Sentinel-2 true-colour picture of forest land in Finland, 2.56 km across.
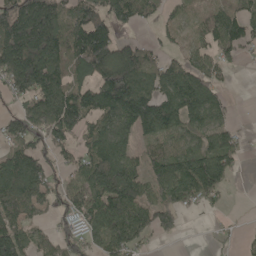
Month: May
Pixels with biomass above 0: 74%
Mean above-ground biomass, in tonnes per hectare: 108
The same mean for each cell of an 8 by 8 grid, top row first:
177 185 136 132 74 42 62 84
210 204 171 152 79 35 77 77
153 193 92 187 130 120 96 0
69 163 139 141 204 144 136 6
94 95 74 153 59 72 124 58
146 91 96 186 110 179 181 17
115 63 118 163 129 115 41 1
129 55 100 151 56 21 8 21
